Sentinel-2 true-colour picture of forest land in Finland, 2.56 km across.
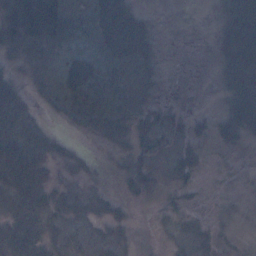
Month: October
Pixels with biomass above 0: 73%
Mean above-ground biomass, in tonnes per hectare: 21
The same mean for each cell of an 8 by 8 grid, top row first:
41 47 17 42 14 0 2 40
16 15 19 28 25 0 6 37
16 10 45 18 15 1 4 30
35 7 21 24 21 14 7 35
45 25 7 20 28 18 16 15
44 20 16 5 29 24 4 10
30 36 24 22 3 27 6 13
46 34 23 24 5 16 23 16
